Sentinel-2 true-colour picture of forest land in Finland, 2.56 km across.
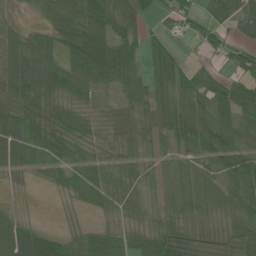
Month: June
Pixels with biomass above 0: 84%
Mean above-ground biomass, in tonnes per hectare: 53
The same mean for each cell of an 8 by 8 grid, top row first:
12 52 95 80 39 45 45 82
70 66 117 98 41 18 32 47
97 95 96 71 45 65 53 58
68 78 42 29 38 70 66 65
79 75 43 26 33 59 76 59
24 31 42 44 27 30 39 72
9 0 19 37 23 34 36 67
113 71 36 40 48 63 28 58
